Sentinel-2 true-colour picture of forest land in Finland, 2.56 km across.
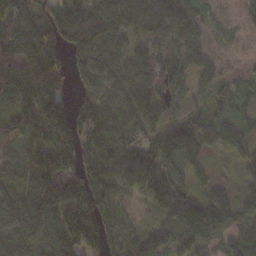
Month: November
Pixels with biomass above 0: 82%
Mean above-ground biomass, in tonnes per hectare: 83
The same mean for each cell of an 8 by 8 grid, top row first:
130 60 84 117 122 128 20 23
111 107 111 78 59 88 31 3
111 125 72 75 102 99 48 14
78 172 77 100 96 64 42 25
69 133 135 113 103 87 49 12
87 141 111 101 87 74 19 24
167 117 127 81 16 58 69 54
122 113 125 93 69 65 40 51
